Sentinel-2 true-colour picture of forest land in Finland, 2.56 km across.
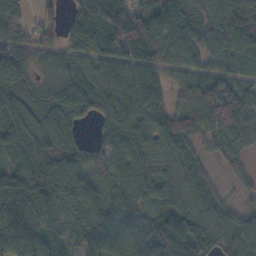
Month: November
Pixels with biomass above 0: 91%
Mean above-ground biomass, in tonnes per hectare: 79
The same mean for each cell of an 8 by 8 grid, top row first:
61 37 61 110 96 108 97 109
73 46 64 85 89 87 79 85
83 41 68 81 98 44 83 67
47 79 51 86 98 66 127 127
67 73 51 86 75 70 41 47
78 108 92 86 69 57 41 25
130 110 97 95 62 65 73 31
127 86 80 112 98 111 75 76
